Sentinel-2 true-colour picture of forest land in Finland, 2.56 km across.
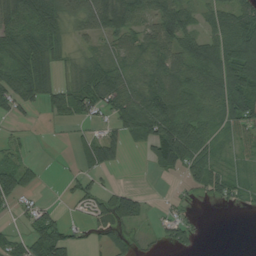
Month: August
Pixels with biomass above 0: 68%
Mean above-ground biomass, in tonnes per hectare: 50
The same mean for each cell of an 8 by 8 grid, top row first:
74 75 70 105 51 73 37 63
69 70 19 34 49 67 82 127
72 46 61 79 54 82 87 112
32 26 45 64 101 108 61 98
23 2 25 42 47 125 52 33
72 5 31 8 2 22 68 24
22 26 21 65 28 19 4 20
36 99 18 32 12 40 2 0
